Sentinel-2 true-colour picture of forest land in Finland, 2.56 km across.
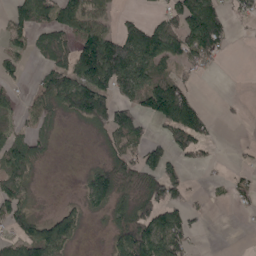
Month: May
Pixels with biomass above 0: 54%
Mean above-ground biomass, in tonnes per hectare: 67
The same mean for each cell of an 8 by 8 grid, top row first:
63 77 94 38 24 80 155 29
37 116 121 174 151 98 120 1
38 82 155 177 122 69 6 0
40 61 118 125 69 158 32 7
76 28 0 52 61 78 40 7
80 1 16 109 80 69 6 20
80 5 41 62 82 81 16 15
65 123 21 46 174 112 1 0
